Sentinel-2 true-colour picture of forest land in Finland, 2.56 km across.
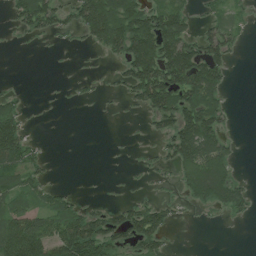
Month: July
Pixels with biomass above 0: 48%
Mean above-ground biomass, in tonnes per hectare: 60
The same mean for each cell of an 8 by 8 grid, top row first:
53 110 99 139 114 83 28 22
5 10 13 86 158 156 92 24
3 0 11 16 168 152 129 0
63 1 0 3 48 147 110 1
142 7 0 1 7 121 125 10
86 25 0 1 11 43 150 24
61 63 44 41 72 26 39 47
160 120 171 80 84 6 0 0
